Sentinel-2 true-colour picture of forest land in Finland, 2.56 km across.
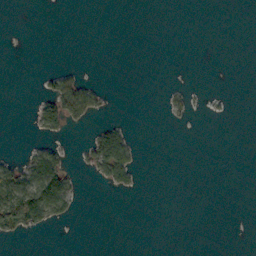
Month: October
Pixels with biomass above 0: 12%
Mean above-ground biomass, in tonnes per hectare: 11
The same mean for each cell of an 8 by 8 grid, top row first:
0 0 0 0 0 0 0 0
0 0 0 0 0 0 0 0
0 18 27 0 0 0 0 0
0 54 50 2 0 10 3 0
0 19 6 95 1 0 0 0
41 102 8 51 2 0 0 0
88 92 6 0 0 0 0 0
10 1 0 0 0 0 0 0
